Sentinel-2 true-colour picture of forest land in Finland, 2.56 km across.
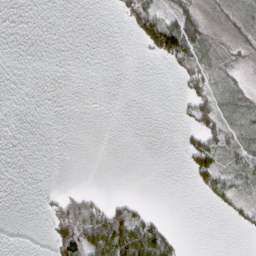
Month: March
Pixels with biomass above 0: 28%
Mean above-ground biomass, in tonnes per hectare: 16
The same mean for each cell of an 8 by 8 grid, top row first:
0 0 0 3 71 33 7 10
0 0 0 0 21 86 18 8
0 0 0 0 0 11 34 7
0 0 0 0 0 5 43 11
0 0 0 0 0 3 47 21
0 0 0 0 0 0 40 20
0 12 80 42 13 0 4 23
0 17 116 80 86 21 0 1
